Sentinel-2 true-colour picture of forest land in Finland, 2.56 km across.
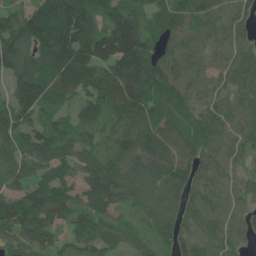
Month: June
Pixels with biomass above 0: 93%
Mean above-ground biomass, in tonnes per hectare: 70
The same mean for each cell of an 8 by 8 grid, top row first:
60 111 113 86 61 84 78 55
104 127 104 111 78 66 42 61
77 108 86 99 105 80 44 66
72 52 43 73 85 60 50 65
56 84 64 48 82 77 61 58
57 66 59 101 83 81 60 41
71 90 61 60 61 58 67 49
51 52 53 63 40 51 54 43
